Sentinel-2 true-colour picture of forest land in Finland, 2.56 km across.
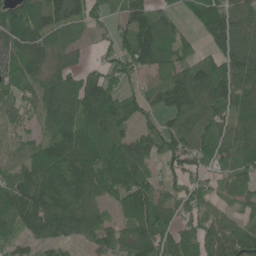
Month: June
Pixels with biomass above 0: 85%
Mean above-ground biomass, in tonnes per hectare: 91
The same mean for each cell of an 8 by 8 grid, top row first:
139 139 74 43 115 41 136 93
110 107 31 49 144 99 58 128
77 79 78 63 34 94 139 134
68 87 135 148 64 100 109 93
45 89 137 105 72 97 81 94
71 130 134 141 70 56 55 67
125 134 109 51 141 65 65 38
59 73 43 63 130 88 95 85
